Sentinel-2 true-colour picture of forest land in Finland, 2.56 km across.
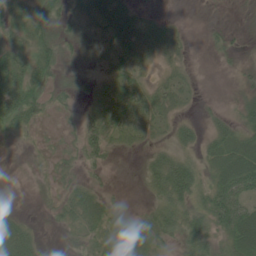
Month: June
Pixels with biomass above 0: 62%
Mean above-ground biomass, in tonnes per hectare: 25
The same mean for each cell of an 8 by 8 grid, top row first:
24 32 23 34 10 4 1 4
28 38 22 25 31 18 5 5
45 28 17 26 19 21 0 8
53 14 16 41 33 22 8 17
4 5 26 31 15 25 22 46
1 8 19 6 16 66 27 67
8 8 35 26 9 46 44 53
53 3 18 42 57 27 40 52
